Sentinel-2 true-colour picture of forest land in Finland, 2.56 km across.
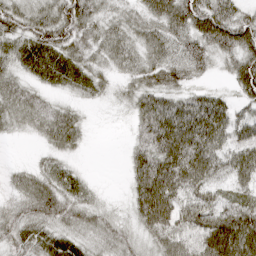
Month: April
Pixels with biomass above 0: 89%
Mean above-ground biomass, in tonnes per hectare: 61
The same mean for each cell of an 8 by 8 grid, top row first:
59 68 82 35 53 88 104 61
54 80 55 59 55 48 61 92
46 44 53 28 50 44 13 78
59 56 22 8 79 91 114 43
3 33 27 0 65 109 104 75
27 52 27 0 104 98 76 69
39 68 53 19 108 88 89 91
44 55 45 46 39 79 120 151
